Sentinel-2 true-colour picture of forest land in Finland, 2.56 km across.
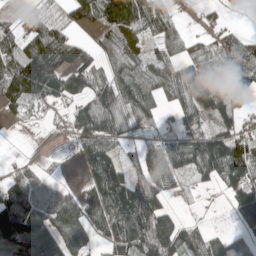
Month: May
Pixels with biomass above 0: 74%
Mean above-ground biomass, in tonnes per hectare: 90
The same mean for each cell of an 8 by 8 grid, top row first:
32 49 90 140 111 26 16 8
101 177 72 86 50 43 60 87
182 184 97 104 97 105 115 124
34 19 80 119 95 58 99 96
1 0 68 83 40 60 126 127
38 26 14 148 80 57 78 139
170 110 98 165 179 30 1 122
243 192 86 101 157 140 65 47
